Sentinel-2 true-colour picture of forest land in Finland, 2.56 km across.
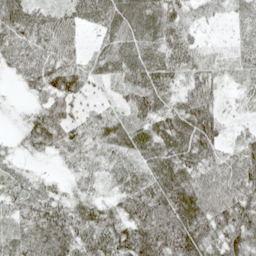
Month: May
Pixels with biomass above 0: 88%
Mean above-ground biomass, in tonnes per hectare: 48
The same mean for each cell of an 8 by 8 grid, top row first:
67 46 50 66 79 43 14 26
69 59 24 54 59 60 14 26
20 79 59 33 69 42 47 18
3 70 23 30 63 57 67 8
10 48 43 45 57 69 65 33
19 10 17 24 46 69 49 57
31 49 46 38 69 86 62 68
45 67 56 63 88 82 62 72
